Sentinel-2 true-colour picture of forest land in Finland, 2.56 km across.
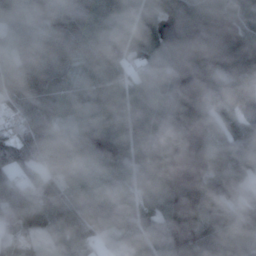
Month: November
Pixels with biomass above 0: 82%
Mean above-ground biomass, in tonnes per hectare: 83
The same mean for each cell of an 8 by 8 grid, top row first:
86 85 104 110 97 105 108 84
82 102 96 94 89 23 1 13
95 106 76 76 89 60 61 94
66 87 74 91 102 46 76 101
104 103 92 62 112 45 50 107
73 102 89 99 108 77 69 78
105 136 117 100 91 56 87 76
75 54 107 37 45 45 113 120
